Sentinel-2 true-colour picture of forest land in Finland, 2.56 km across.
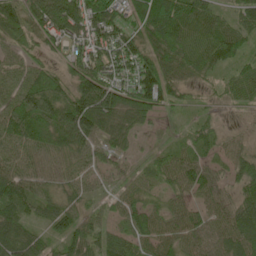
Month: May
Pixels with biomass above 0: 90%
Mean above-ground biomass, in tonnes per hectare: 67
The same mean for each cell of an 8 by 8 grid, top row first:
78 132 123 88 78 102 63 55
48 51 76 97 67 92 85 49
73 81 101 84 112 64 36 64
106 102 141 113 88 24 20 25
82 87 82 64 17 32 44 37
82 54 57 30 38 64 52 76
70 49 44 34 48 38 44 78
90 42 68 54 49 51 59 76
